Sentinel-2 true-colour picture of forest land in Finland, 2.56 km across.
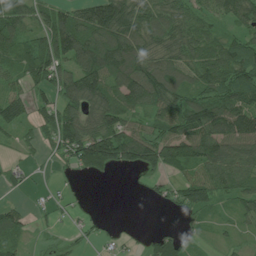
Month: July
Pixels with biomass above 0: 74%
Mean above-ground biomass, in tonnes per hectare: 74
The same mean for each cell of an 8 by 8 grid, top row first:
77 74 97 152 95 79 47 74
68 100 138 140 103 102 89 92
47 88 139 102 149 93 98 113
81 66 103 104 58 107 126 112
27 40 143 173 126 137 136 123
25 6 27 23 36 37 77 93
37 30 14 0 2 33 40 40
38 6 14 23 21 61 12 19
